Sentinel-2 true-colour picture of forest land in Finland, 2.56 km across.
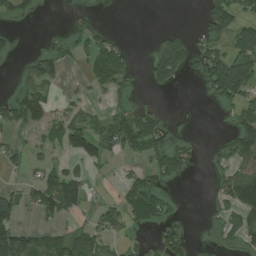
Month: July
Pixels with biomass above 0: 41%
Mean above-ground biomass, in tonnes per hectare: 48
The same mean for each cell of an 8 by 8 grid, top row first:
34 0 19 0 0 0 85 57
13 31 43 81 0 137 56 81
20 64 13 83 17 55 74 173
77 70 29 41 40 0 0 56
20 25 90 61 70 40 4 85
9 59 52 8 40 36 12 101
68 69 61 42 82 16 10 81
142 67 67 40 13 83 4 42
